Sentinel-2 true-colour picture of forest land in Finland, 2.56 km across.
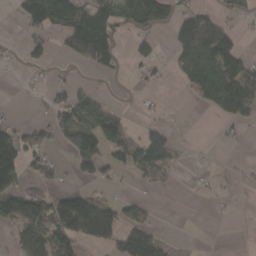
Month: March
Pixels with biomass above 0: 41%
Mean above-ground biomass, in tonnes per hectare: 47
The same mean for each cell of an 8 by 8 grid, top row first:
19 133 94 73 109 67 62 23
6 30 88 74 25 63 150 45
3 10 8 7 15 21 118 131
4 26 69 36 8 1 19 76
85 43 83 75 91 33 0 9
68 30 27 16 30 7 3 3
89 111 124 62 38 0 1 1
47 102 73 59 91 5 0 0
